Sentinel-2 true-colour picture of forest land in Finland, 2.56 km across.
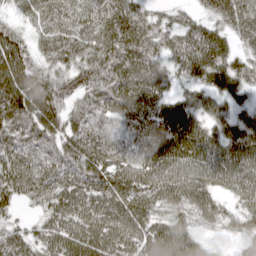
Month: April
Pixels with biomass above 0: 93%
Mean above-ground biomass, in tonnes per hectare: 76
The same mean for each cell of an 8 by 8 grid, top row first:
31 84 76 83 59 37 44 74
85 67 87 95 90 73 100 44
113 75 84 99 95 50 76 69
107 92 73 80 91 81 64 50
72 75 94 78 78 98 86 90
91 80 83 91 89 90 81 84
37 66 85 89 82 70 75 54
63 64 83 73 69 80 22 36
